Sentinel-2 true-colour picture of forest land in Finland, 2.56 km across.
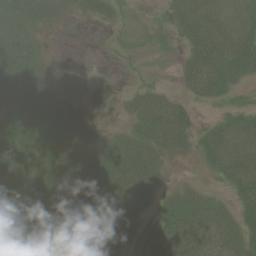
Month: June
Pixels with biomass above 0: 72%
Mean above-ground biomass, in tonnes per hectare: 28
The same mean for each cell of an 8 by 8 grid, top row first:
48 40 15 24 3 35 45 30
43 5 0 5 5 10 46 41
36 17 2 5 8 9 46 17
31 45 18 11 40 40 3 22
40 39 30 26 38 30 33 36
40 37 30 50 44 4 7 34
34 31 37 58 33 35 27 21
21 36 44 31 41 51 37 21
